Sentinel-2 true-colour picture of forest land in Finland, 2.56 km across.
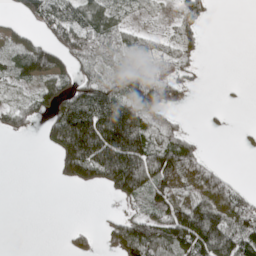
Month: May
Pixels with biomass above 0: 57%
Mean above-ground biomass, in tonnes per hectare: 65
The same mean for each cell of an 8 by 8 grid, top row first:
29 99 69 50 12 40 24 0
48 70 86 61 43 57 5 2
31 64 60 75 111 66 3 3
48 55 159 156 117 23 10 1
1 60 288 226 129 97 5 12
0 4 119 161 144 95 85 6
0 0 0 6 45 103 144 81
0 0 36 69 145 119 180 132
